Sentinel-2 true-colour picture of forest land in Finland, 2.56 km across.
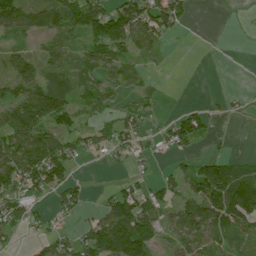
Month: July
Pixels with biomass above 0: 60%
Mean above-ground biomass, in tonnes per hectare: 53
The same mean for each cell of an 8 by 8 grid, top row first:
80 74 94 96 89 89 0 0
27 46 43 92 53 3 0 1
65 53 35 38 19 0 0 0
101 162 37 27 38 23 35 8
88 103 48 50 25 53 17 0
107 115 14 5 20 39 98 76
71 30 41 78 100 53 97 143
22 40 54 118 113 35 68 43
